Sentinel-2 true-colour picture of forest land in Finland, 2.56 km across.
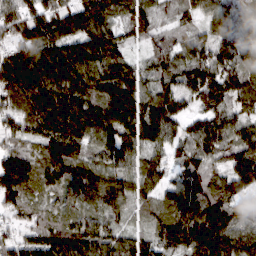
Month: March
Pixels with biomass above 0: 97%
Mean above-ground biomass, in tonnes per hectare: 113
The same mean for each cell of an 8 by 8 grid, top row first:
109 128 150 111 107 51 88 63
105 142 133 118 42 72 104 109
165 155 143 161 83 100 156 119
97 176 173 179 140 109 114 78
55 117 118 132 108 90 132 117
174 92 122 106 115 74 117 159
71 58 63 83 64 131 161 93
71 114 135 90 81 139 169 122
